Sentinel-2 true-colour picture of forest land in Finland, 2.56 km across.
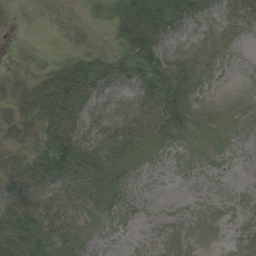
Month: August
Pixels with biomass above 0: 71%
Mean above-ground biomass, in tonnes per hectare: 21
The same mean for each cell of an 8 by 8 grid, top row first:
2 0 1 25 63 38 17 21
1 2 9 13 47 16 17 4
13 32 58 35 43 34 10 2
23 50 39 24 28 33 10 8
15 35 42 27 21 16 8 4
43 58 40 24 7 2 1 0
57 35 18 17 3 1 2 3
54 30 20 3 1 3 1 8
